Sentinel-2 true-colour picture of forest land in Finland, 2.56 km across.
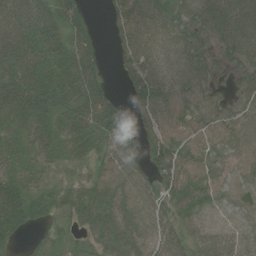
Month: August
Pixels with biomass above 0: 84%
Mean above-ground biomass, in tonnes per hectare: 50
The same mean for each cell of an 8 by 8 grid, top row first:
69 69 35 33 73 49 62 60
61 61 63 19 78 65 27 62
69 61 76 9 81 71 39 30
53 50 62 56 59 63 58 49
34 40 38 54 48 66 53 64
35 13 18 56 48 73 56 42
60 24 43 56 50 56 39 20
14 16 21 52 47 45 69 49
